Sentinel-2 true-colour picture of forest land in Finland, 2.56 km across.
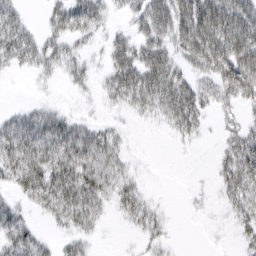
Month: March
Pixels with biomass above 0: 64%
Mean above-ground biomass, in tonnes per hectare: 33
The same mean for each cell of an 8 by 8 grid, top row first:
35 20 47 17 47 67 82 69
53 33 18 34 44 43 79 76
3 10 18 39 63 50 36 85
17 25 7 9 25 62 27 27
54 49 55 35 1 9 3 47
44 54 58 40 6 0 3 63
25 39 57 20 28 1 5 40
44 12 24 0 16 4 1 15
